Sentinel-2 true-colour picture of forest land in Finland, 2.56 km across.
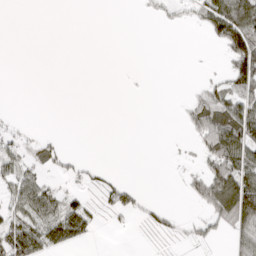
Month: March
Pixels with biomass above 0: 33%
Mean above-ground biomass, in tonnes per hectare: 24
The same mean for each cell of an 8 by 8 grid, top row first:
0 0 0 0 3 9 70 106
0 0 0 0 0 0 6 124
0 0 0 0 0 0 13 69
1 0 0 0 0 2 88 78
23 20 0 0 0 1 67 92
38 17 15 10 0 1 60 89
39 52 38 30 17 5 36 98
85 51 28 0 2 7 12 33
